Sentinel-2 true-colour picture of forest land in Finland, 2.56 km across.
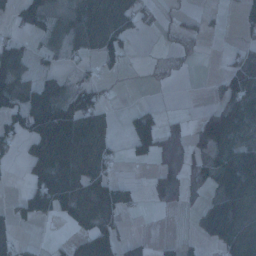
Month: January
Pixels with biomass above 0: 50%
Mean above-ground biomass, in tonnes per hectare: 42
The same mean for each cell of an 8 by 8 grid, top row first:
28 35 44 75 24 7 9 24
44 30 36 51 0 10 2 20
87 41 30 15 1 3 7 72
74 79 96 13 38 3 35 76
38 85 84 28 61 55 61 57
2 96 72 36 5 47 58 114
29 68 70 76 8 15 52 72
35 4 34 57 14 19 46 80
